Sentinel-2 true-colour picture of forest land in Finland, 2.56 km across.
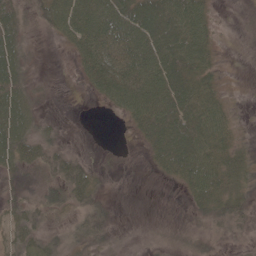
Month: May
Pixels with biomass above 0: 62%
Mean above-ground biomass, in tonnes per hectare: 32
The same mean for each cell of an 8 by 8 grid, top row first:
35 46 80 72 74 71 28 2
35 0 49 57 64 72 36 1
43 3 15 80 64 62 33 0
54 3 0 13 68 68 66 5
52 27 0 0 23 77 67 19
20 23 41 1 1 30 69 29
23 23 29 10 0 0 37 34
23 17 19 8 1 4 9 7
